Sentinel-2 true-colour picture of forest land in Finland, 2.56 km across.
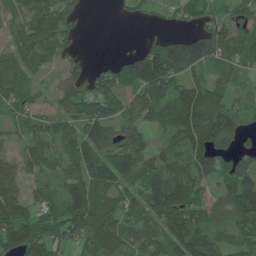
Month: June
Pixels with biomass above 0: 80%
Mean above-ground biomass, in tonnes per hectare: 78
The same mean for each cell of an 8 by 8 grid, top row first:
56 120 30 4 25 29 57 53
77 91 22 0 71 125 134 88
64 27 56 78 146 95 72 35
55 35 88 76 109 145 167 51
28 51 95 82 54 62 113 33
74 40 90 78 82 89 68 130
111 57 115 83 86 139 60 114
112 96 47 93 61 140 147 73
